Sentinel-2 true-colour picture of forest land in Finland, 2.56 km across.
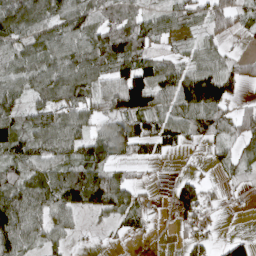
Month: April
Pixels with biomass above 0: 76%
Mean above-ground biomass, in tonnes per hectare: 64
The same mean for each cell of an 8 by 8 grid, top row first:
99 76 83 55 51 58 57 45
66 78 89 115 70 21 39 8
63 76 90 89 125 107 117 48
62 72 74 69 117 76 92 43
86 86 81 95 69 53 39 52
64 73 108 79 13 16 11 25
141 82 82 84 40 73 56 5
98 47 11 12 10 10 37 40
